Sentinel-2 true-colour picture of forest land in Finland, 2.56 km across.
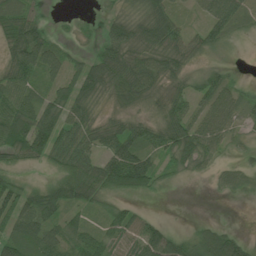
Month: July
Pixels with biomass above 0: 75%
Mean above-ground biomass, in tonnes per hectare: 52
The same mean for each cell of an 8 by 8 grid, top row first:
54 12 6 35 59 43 53 43
82 66 16 95 67 68 31 2
63 42 84 95 93 39 48 12
73 68 59 25 21 65 59 43
76 90 64 60 57 91 63 15
22 19 76 88 74 25 19 28
93 75 47 43 12 0 0 0
84 65 69 60 89 64 74 43
